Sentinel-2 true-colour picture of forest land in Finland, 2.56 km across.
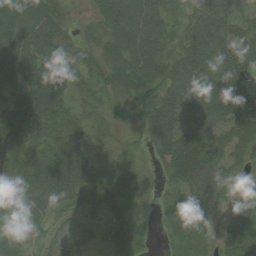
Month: August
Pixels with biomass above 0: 92%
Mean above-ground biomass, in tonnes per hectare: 65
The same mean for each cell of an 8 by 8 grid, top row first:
77 72 10 82 83 43 111 67
70 71 31 62 86 51 95 94
67 95 35 63 93 68 88 80
71 86 39 22 66 72 70 84
92 84 69 28 36 105 70 45
102 97 95 76 25 65 60 22
59 74 70 64 20 61 55 36
51 54 67 63 35 37 26 103
